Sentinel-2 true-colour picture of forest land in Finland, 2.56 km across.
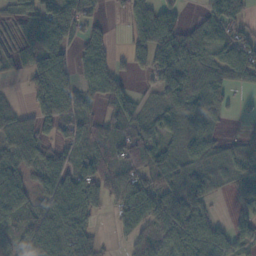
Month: November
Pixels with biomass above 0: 76%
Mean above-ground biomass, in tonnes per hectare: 67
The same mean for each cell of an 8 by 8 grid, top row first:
47 101 90 17 77 43 73 80
52 117 53 31 91 138 89 83
13 129 58 80 24 133 90 62
49 85 73 53 39 75 81 10
88 49 60 82 78 44 78 41
77 67 65 65 60 84 88 58
69 79 91 41 79 82 40 31
47 86 65 14 56 86 71 43
